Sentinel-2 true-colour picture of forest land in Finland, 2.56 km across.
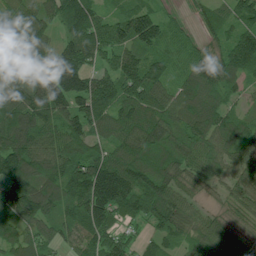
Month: July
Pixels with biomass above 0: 94%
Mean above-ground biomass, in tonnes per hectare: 105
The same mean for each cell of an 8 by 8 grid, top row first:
95 99 163 70 121 26 63 95
114 97 136 94 111 72 63 130
114 149 138 119 171 72 109 72
127 134 128 122 113 92 94 47
136 107 105 88 136 117 97 111
152 132 126 152 129 108 81 91
147 102 115 135 115 106 40 64
89 72 89 105 52 67 114 87
